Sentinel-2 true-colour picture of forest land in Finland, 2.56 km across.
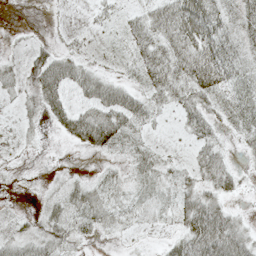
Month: May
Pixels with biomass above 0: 66%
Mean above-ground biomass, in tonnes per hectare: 26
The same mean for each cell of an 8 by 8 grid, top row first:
0 1 2 10 31 65 58 24
6 18 8 5 37 53 56 30
28 63 48 25 27 48 58 29
10 33 42 57 36 22 28 29
5 2 29 35 13 3 32 14
3 7 5 11 19 20 41 16
5 13 33 28 26 36 56 7
35 32 15 4 2 22 76 47
